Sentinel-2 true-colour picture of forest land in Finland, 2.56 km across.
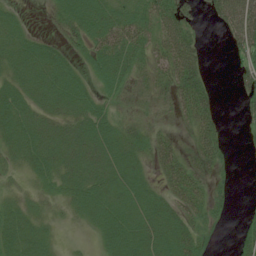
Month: July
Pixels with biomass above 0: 72%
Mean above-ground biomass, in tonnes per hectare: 33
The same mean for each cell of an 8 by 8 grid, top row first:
13 9 47 44 45 56 16 83
35 27 23 62 41 72 8 43
28 41 26 40 23 53 25 29
43 35 37 21 13 26 45 14
37 45 45 43 31 30 49 2
11 34 40 40 24 51 29 2
21 13 26 42 42 40 38 5
38 19 2 42 50 52 22 31
